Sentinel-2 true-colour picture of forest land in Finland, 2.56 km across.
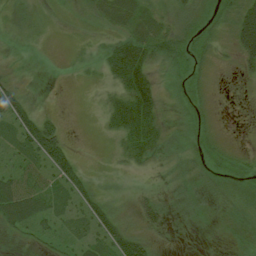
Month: July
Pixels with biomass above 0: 79%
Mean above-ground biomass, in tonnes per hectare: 23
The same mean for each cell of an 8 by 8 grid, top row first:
11 10 12 35 29 21 16 42
7 4 6 32 49 31 19 42
18 1 4 30 62 13 9 8
60 9 5 39 66 12 9 0
31 75 4 14 49 14 14 4
37 36 37 13 12 19 12 14
70 35 33 27 27 18 7 9
10 17 23 50 39 9 2 6
